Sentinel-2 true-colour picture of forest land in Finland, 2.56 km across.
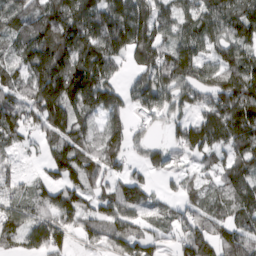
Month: March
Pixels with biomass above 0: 86%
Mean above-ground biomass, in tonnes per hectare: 87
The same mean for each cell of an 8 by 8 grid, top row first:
94 109 149 130 123 85 104 109
68 165 141 113 115 105 62 98
66 168 170 70 89 130 86 123
92 121 103 100 67 55 86 107
52 60 82 91 48 68 100 80
37 37 85 60 43 34 43 101
68 71 80 89 73 44 65 92
59 103 36 72 59 53 89 79
